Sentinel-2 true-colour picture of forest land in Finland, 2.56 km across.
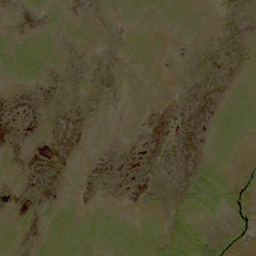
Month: September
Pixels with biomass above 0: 39%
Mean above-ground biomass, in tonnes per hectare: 5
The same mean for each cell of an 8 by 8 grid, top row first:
1 4 2 2 5 9 3 0
11 8 2 1 6 1 1 1
8 3 1 1 4 1 1 5
0 0 1 0 1 0 3 14
0 0 1 1 0 1 6 7
1 1 2 0 1 1 18 6
1 4 5 4 4 8 13 14
6 11 14 12 13 25 19 9
